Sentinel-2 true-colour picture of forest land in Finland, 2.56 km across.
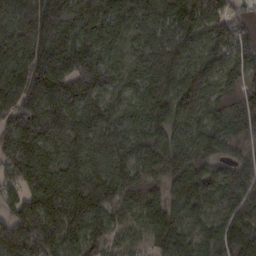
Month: February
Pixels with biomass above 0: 97%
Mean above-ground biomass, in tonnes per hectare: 175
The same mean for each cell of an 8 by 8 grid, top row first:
164 207 163 152 169 186 142 46
208 241 202 139 165 224 140 138
206 242 205 128 165 181 143 153
193 240 190 132 155 167 120 247
214 180 175 209 170 169 177 173
138 183 187 216 198 188 160 184
148 277 235 221 176 152 104 145
262 168 142 99 71 197 138 204
